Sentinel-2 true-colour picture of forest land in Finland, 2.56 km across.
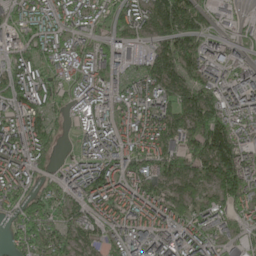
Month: May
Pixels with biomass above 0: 88%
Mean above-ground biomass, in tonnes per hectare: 118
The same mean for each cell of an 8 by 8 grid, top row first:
97 115 105 97 120 226 68 31
92 111 87 88 42 170 89 56
119 90 87 109 104 163 133 109
126 116 69 94 133 136 188 129
155 129 51 126 136 130 225 158
154 68 129 147 137 146 138 212
98 104 107 111 135 123 141 102
88 144 116 81 137 135 122 68
